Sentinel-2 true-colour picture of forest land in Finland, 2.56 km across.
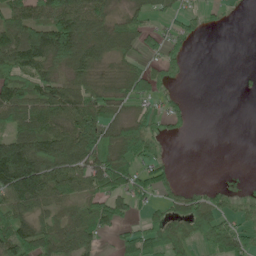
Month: June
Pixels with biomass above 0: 64%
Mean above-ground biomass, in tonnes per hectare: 63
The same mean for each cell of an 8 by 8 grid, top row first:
96 111 144 62 51 40 19 2
131 159 133 84 40 27 0 0
70 81 64 44 61 20 0 3
99 102 117 60 28 34 0 0
116 109 130 90 74 2 0 0
170 124 88 107 44 16 0 1
90 60 46 90 31 49 80 24
133 92 84 17 59 82 75 62
